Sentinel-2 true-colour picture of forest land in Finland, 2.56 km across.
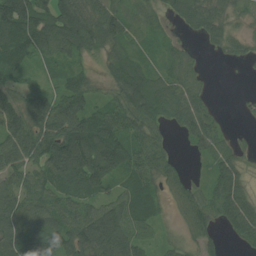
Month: July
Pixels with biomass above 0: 84%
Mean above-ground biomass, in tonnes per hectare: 72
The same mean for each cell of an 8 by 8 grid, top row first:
157 102 116 93 24 44 66 21
97 85 100 66 22 30 18 27
50 32 52 70 104 68 13 2
89 104 86 70 112 89 38 10
108 123 159 121 70 14 53 13
71 98 153 86 75 48 39 53
83 63 72 81 71 44 75 94
107 124 116 157 46 31 53 42
